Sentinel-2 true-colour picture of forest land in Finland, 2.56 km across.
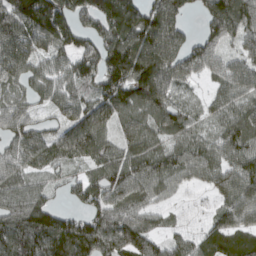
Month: March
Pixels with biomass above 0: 88%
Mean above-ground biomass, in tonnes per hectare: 99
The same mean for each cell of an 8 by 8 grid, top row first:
143 223 108 183 140 127 104 137
118 96 98 142 158 133 102 58
69 76 92 148 164 100 45 96
81 39 89 94 87 90 42 72
89 83 112 69 85 63 66 105
79 52 48 100 101 71 70 114
106 102 51 105 77 27 26 128
133 176 179 111 92 51 85 99
